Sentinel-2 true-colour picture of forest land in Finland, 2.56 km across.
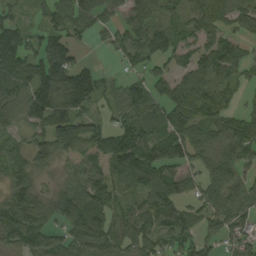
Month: September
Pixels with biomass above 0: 83%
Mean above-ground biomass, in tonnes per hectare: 85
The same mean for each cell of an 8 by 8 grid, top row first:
39 65 107 58 93 49 92 60
70 127 38 50 91 81 76 49
122 183 159 35 58 80 100 51
83 143 95 49 103 106 77 42
46 120 139 125 135 95 78 96
74 51 81 83 127 92 70 59
118 79 126 69 76 69 71 81
86 71 101 84 87 77 53 85
